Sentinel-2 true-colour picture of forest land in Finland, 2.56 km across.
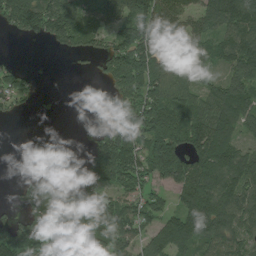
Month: July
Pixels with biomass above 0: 72%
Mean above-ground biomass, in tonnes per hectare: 95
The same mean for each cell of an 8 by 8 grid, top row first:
158 157 123 86 131 115 94 151
0 28 78 80 111 101 90 127
72 4 4 99 127 113 69 131
33 11 0 78 129 129 108 116
0 0 12 152 127 138 149 67
8 44 64 136 109 151 152 117
34 122 156 137 79 66 152 104
136 101 163 141 68 148 106 82
